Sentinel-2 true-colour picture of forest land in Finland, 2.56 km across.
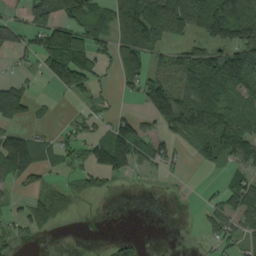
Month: August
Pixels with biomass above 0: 55%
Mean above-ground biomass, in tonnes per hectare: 63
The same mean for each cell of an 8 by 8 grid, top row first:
52 90 74 85 129 100 142 132
56 146 146 69 105 31 68 106
42 51 117 17 78 105 104 107
101 10 25 28 42 151 134 71
148 47 50 138 61 54 110 99
86 28 44 62 15 12 6 53
24 62 7 0 0 1 30 76
32 2 1 18 7 1 21 52
